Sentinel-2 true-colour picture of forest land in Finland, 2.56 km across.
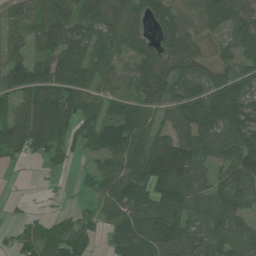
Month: June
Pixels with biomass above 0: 82%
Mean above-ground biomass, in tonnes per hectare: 89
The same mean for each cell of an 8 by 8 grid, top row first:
74 103 79 82 70 80 99 95
79 83 95 84 70 95 30 97
114 119 99 64 109 104 82 88
77 140 91 83 89 110 179 133
91 92 56 110 108 148 91 128
1 11 23 98 130 187 54 103
6 9 22 75 101 158 92 86
35 80 77 61 119 145 100 99
